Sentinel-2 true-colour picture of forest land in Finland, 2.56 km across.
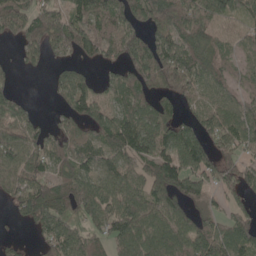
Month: May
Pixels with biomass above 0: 78%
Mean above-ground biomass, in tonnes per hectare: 89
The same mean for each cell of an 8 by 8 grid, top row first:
123 106 87 110 118 126 130 72
40 105 93 75 98 120 83 60
21 24 87 66 123 170 75 60
69 7 85 77 91 52 89 102
111 76 82 114 109 104 86 85
99 75 97 83 84 117 89 63
54 100 91 102 125 102 30 53
16 65 85 90 132 122 168 126
